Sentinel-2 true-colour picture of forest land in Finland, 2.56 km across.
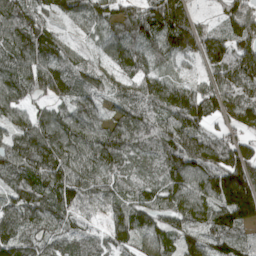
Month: April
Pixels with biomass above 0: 95%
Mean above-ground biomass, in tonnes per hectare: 113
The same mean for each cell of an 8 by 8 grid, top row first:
140 96 84 100 115 80 31 148
135 126 49 96 97 140 115 130
127 136 82 85 114 76 83 149
80 72 102 74 111 148 158 177
116 138 112 127 94 139 146 129
122 140 110 93 66 120 150 228
114 114 79 69 94 112 139 266
126 92 65 81 100 93 122 94
